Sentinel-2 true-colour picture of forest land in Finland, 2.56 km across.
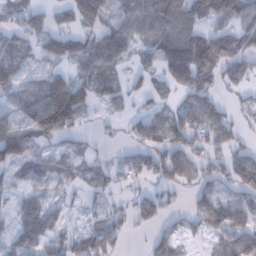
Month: February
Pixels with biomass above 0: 72%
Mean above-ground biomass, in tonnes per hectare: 64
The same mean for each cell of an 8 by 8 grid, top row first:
51 52 116 59 84 99 95 102
67 67 63 89 33 117 124 75
85 73 84 66 20 105 74 47
60 167 83 40 32 65 116 24
120 53 25 10 61 68 66 38
38 46 40 45 49 76 49 87
41 50 17 35 55 30 94 83
59 51 51 52 12 59 35 76
